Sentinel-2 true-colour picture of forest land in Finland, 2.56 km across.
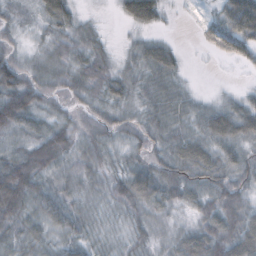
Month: October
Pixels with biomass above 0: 88%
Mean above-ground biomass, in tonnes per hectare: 40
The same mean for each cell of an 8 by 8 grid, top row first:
22 41 19 7 53 4 17 89
24 27 35 16 35 16 21 52
58 38 45 45 35 30 1 3
84 36 27 38 33 43 37 50
34 73 39 36 36 47 48 43
86 42 33 38 63 60 50 40
71 48 32 37 44 32 48 61
43 39 38 29 35 34 75 72
